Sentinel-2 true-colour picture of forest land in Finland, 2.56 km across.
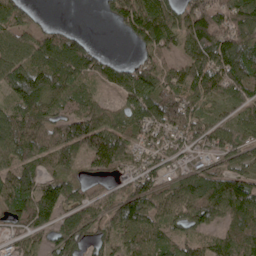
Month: May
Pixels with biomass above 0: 85%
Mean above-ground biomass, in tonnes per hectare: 87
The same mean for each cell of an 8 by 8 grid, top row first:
96 5 0 55 142 99 125 139
103 106 88 3 65 53 169 131
114 114 70 58 119 91 135 102
96 85 91 58 93 133 51 56
108 78 105 126 62 63 82 92
95 73 41 69 83 55 89 76
100 126 79 85 101 93 109 122
42 51 94 72 85 65 63 126
